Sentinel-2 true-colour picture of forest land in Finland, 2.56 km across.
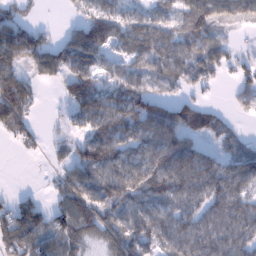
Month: January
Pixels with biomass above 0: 77%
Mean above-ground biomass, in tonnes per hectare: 72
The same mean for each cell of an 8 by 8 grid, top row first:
68 1 42 96 68 56 78 49
119 85 160 72 86 90 79 17
98 38 105 52 74 65 46 51
116 6 75 95 109 98 60 14
33 21 62 116 73 99 29 38
0 11 91 87 118 131 107 71
54 51 117 81 79 80 94 82
66 62 68 66 84 86 106 95
